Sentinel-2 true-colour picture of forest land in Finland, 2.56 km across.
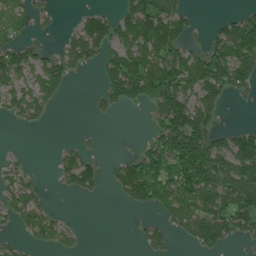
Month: July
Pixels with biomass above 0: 53%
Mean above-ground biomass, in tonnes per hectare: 70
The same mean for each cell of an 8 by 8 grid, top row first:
91 35 34 51 181 98 2 46
76 31 96 89 141 102 70 133
84 96 5 93 162 133 141 96
55 34 0 25 18 146 88 4
1 1 19 0 38 155 135 105
47 4 104 33 153 142 133 134
71 27 0 1 51 122 108 131
21 48 18 0 51 28 100 60
